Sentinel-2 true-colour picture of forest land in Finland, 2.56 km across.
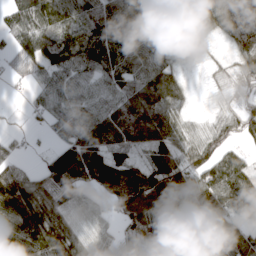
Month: March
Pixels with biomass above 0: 87%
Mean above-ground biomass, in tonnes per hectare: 85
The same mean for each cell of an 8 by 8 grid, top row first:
57 107 98 111 118 81 83 126
68 113 121 117 106 66 19 73
26 64 73 84 94 59 13 46
5 62 92 98 108 62 15 63
22 11 107 98 69 92 82 36
79 78 99 144 104 97 93 88
140 125 66 46 110 123 154 94
142 138 73 40 79 139 158 112
